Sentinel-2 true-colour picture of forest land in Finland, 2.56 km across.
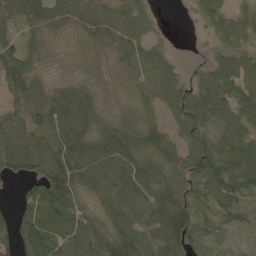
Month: May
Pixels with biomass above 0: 91%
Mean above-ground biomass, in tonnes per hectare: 81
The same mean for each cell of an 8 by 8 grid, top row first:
102 109 108 89 56 0 71 51
99 50 33 63 65 9 19 62
117 43 45 20 51 51 69 108
67 123 142 45 55 64 85 91
121 100 107 110 97 60 74 97
57 136 105 125 122 77 111 106
47 103 87 102 113 132 58 64
82 104 120 117 110 122 62 9
